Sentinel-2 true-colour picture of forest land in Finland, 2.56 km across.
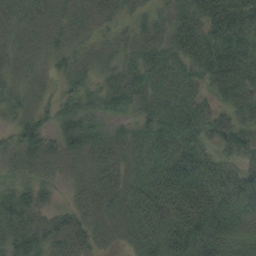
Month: August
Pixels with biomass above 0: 93%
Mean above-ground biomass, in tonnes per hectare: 46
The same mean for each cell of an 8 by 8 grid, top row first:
39 46 45 40 29 43 57 60
40 42 42 39 48 48 63 48
38 31 38 38 53 50 38 48
34 30 47 35 35 51 35 34
36 40 57 47 39 51 25 38
26 31 41 61 54 68 47 34
59 23 41 54 67 83 72 37
47 51 51 32 60 69 71 43
